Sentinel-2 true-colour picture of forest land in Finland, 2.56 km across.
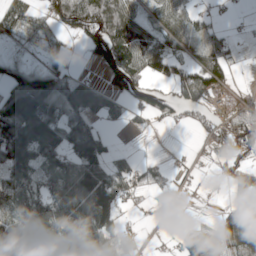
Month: May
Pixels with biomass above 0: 66%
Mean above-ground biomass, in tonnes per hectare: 68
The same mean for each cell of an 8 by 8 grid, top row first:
78 43 118 117 48 81 29 6
17 48 22 156 103 55 112 19
66 80 44 81 71 76 90 5
132 103 96 44 48 49 51 54
173 136 130 22 1 2 27 108
92 61 98 93 35 20 2 109
96 80 66 98 12 18 2 88
126 60 127 97 6 17 106 103
